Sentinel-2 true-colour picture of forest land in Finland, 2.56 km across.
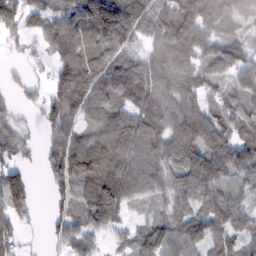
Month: February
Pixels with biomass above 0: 83%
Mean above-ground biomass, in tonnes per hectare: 87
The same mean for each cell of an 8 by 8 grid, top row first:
87 73 113 204 80 122 89 85
15 47 111 102 44 122 94 74
24 43 141 130 112 106 82 80
30 65 99 103 95 96 109 105
74 79 103 146 122 118 112 93
96 59 78 139 102 82 125 78
113 23 74 119 24 59 86 71
47 19 69 29 78 93 90 58
